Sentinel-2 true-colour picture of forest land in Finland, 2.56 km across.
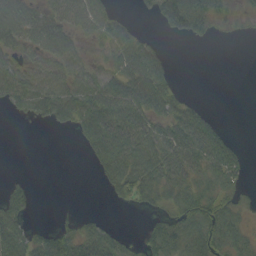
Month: September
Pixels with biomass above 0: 56%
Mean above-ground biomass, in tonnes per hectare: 35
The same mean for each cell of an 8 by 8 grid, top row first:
17 15 25 30 6 89 60 18
24 21 25 45 47 1 2 0
40 47 52 56 88 16 0 0
21 59 76 78 63 49 17 0
0 0 18 79 64 74 79 12
5 0 0 50 71 55 51 31
46 0 5 6 18 36 56 27
72 47 52 36 21 53 50 38
